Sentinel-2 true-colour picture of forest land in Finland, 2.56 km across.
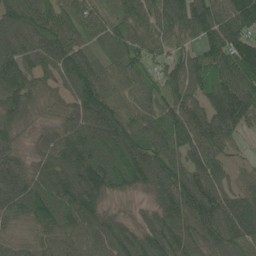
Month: May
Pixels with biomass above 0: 95%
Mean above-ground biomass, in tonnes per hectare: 97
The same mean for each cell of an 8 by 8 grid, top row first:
93 86 85 57 80 124 132 125
94 105 84 84 75 53 83 105
115 69 137 71 51 91 115 126
93 48 101 109 73 115 118 152
54 71 133 146 126 111 115 37
98 99 145 139 119 103 105 42
105 125 125 34 34 106 114 125
52 67 75 111 93 114 96 114
